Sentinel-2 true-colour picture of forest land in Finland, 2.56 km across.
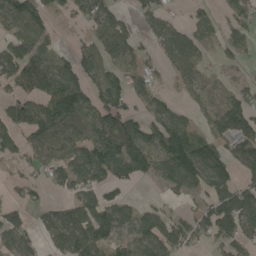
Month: May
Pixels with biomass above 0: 68%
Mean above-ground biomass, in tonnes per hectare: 78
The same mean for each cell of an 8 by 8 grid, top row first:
105 47 48 64 50 25 33 72
105 59 37 69 37 87 29 49
105 115 93 74 71 34 23 37
94 136 113 149 64 51 47 110
83 115 92 138 114 151 86 110
35 48 87 80 57 108 120 72
57 41 89 83 47 28 97 162
88 45 112 71 102 97 65 94
